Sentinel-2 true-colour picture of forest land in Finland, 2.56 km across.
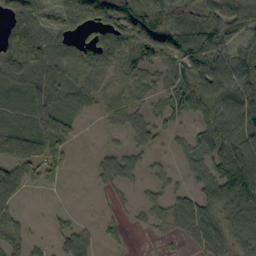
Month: September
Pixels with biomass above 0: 74%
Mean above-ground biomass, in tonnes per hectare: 64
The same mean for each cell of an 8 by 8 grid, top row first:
80 74 100 94 118 77 97 99
80 94 71 105 116 125 128 67
56 81 61 47 43 68 122 111
36 80 35 46 35 46 103 114
90 76 14 11 38 21 65 114
83 52 2 44 30 25 71 146
42 6 5 13 28 53 70 92
49 17 64 17 2 13 67 47
